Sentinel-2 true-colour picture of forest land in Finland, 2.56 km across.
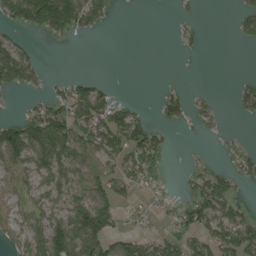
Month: August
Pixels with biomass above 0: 48%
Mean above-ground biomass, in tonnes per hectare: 46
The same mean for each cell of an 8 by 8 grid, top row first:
76 149 101 22 0 6 0 37
66 1 0 0 0 6 3 4
75 18 29 5 0 2 0 13
6 64 81 75 13 46 26 26
115 99 79 79 98 4 2 10
105 58 48 65 59 6 65 37
58 45 89 74 23 43 104 38
48 118 110 68 47 57 78 91
